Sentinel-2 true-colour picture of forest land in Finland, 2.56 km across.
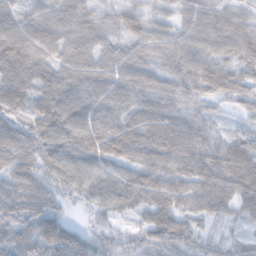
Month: November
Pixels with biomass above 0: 95%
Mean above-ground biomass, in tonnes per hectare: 73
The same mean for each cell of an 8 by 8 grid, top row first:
68 68 79 63 74 48 82 57
117 103 84 59 67 83 75 87
99 84 94 83 73 65 85 69
56 94 100 86 85 62 35 28
85 84 92 100 92 95 72 53
72 57 72 69 75 77 86 91
79 78 16 57 62 71 67 58
75 110 88 41 48 80 33 23
